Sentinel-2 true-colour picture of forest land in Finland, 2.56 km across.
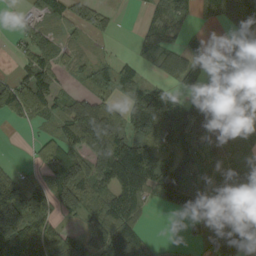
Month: September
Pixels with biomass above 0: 71%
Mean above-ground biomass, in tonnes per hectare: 78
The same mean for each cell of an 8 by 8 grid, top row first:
11 58 51 33 25 89 51 112
21 61 18 5 48 57 34 80
58 62 21 62 48 64 69 149
70 51 101 63 178 139 95 79
0 50 79 119 92 104 81 66
51 113 127 122 103 100 77 71
182 121 100 121 48 50 97 63
175 119 81 161 61 11 61 123
